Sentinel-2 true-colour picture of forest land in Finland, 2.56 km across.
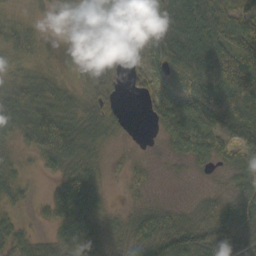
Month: October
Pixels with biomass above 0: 88%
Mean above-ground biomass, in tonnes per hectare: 61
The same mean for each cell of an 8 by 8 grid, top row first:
34 21 29 73 77 108 127 96
66 26 9 45 44 117 109 94
59 53 42 49 35 66 128 149
87 95 63 45 9 64 114 133
32 107 96 24 6 49 68 72
44 21 83 13 26 7 12 52
36 41 102 19 38 26 34 67
51 34 104 47 79 79 70 75
